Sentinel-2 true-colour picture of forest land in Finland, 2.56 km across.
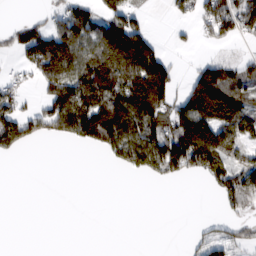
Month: February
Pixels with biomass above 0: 46%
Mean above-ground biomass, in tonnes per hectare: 64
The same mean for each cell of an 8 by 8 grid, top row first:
1 26 52 78 26 21 78 111
28 71 91 164 146 12 14 8
28 83 141 157 189 56 152 87
87 98 172 181 196 99 119 117
73 13 39 114 152 164 184 76
0 0 0 0 36 52 72 89
0 0 0 0 0 0 0 52
0 0 0 0 0 0 49 46
